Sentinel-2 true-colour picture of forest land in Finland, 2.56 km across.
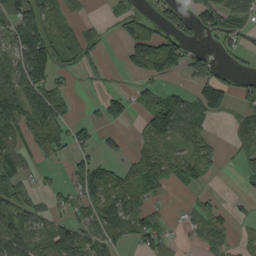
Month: September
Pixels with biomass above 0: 55%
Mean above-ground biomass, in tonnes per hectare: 50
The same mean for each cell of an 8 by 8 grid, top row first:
82 72 15 22 34 44 71 67
75 102 92 3 48 77 20 25
94 75 14 10 28 19 68 23
91 128 8 53 35 96 69 35
72 71 43 19 28 40 44 37
74 10 55 64 78 53 37 13
85 31 46 69 47 3 35 11
104 68 93 59 54 15 39 14
